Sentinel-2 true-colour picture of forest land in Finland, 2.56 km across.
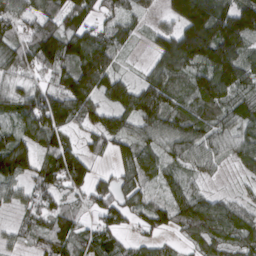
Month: March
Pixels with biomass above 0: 89%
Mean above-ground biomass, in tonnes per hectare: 95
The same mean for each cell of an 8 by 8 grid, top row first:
105 94 82 64 38 110 199 153
106 146 142 103 22 196 200 137
56 50 149 99 65 89 116 114
87 157 101 94 133 84 86 85
114 105 60 81 84 98 80 86
109 113 113 63 102 52 59 50
51 83 46 107 86 98 113 73
45 106 85 76 51 34 99 90
